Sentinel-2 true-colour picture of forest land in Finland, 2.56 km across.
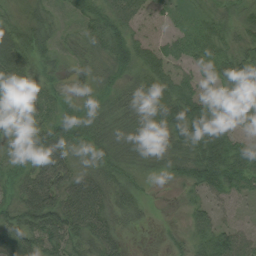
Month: August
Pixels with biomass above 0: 90%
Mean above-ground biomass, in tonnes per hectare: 49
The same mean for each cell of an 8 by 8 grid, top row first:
28 35 43 67 36 21 31 37
70 34 46 65 37 29 41 38
74 30 36 33 51 46 25 85
23 47 29 45 51 84 87 55
29 72 46 42 47 53 90 45
37 81 66 49 23 35 80 77
57 94 106 66 23 4 37 14
74 77 61 55 5 18 52 57
